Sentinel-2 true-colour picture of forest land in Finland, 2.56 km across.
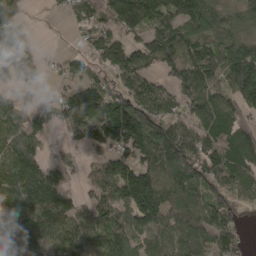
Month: April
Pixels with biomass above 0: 80%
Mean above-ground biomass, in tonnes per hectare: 100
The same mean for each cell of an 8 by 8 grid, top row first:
75 8 63 98 159 128 117 75
145 4 27 123 105 153 94 105
73 24 67 58 88 96 111 176
71 66 163 146 102 53 107 74
159 40 68 121 148 157 104 114
148 103 32 132 134 132 101 83
156 170 76 117 166 106 108 37
129 100 112 106 71 78 83 50
